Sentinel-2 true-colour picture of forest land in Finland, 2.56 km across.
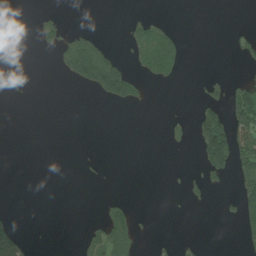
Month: July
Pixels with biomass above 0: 16%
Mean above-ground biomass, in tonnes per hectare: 23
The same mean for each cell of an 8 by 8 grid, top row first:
0 13 0 0 15 0 0 0
30 19 90 15 75 65 0 22
0 0 65 139 40 22 17 20
0 0 0 1 2 1 63 115
0 0 0 0 0 8 120 102
0 0 3 0 0 2 39 79
0 0 0 30 0 1 5 59
46 0 19 98 7 11 2 24
